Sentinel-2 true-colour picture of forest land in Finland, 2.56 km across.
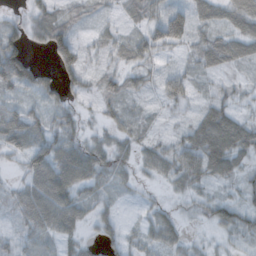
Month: October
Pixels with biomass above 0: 78%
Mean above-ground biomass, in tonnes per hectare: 37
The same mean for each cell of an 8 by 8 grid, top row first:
13 42 28 12 41 40 39 65
63 48 36 26 49 32 53 57
85 31 36 31 25 37 14 15
40 33 20 27 11 14 39 30
45 62 37 31 25 36 78 68
13 83 69 44 15 45 53 35
34 77 45 19 12 12 30 53
27 29 40 33 35 34 11 25
